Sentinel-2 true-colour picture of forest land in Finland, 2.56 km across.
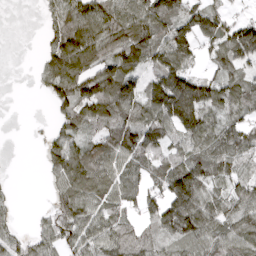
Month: April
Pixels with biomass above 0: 76%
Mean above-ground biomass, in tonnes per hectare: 80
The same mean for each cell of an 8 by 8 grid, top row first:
0 36 99 93 105 120 102 28
0 60 140 90 128 135 56 115
0 68 109 111 56 149 73 72
0 13 96 93 105 187 109 66
0 46 72 84 105 72 105 96
2 35 131 84 73 136 105 64
18 32 112 68 57 157 103 98
45 74 84 96 69 79 85 94
